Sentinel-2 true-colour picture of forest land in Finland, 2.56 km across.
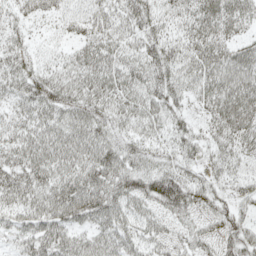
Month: May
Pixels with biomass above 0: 88%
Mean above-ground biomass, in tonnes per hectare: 42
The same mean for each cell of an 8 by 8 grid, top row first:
27 23 29 36 50 31 56 50
35 13 32 45 38 43 50 39
48 47 49 49 40 41 48 51
35 52 52 41 41 30 24 62
43 56 61 49 35 32 27 43
50 51 59 64 50 49 26 32
47 57 79 60 33 47 30 29
31 49 34 42 44 23 28 49
